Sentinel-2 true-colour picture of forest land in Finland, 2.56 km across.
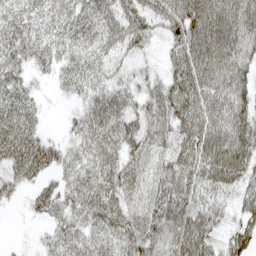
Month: April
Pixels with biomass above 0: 87%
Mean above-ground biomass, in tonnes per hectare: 53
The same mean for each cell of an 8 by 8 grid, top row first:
43 38 54 58 58 77 92 84
55 45 46 46 28 48 91 81
46 14 46 37 32 68 75 65
58 9 33 70 50 82 74 70
66 40 41 53 54 52 78 86
44 31 49 56 45 66 64 59
6 46 53 63 52 70 57 42
3 26 45 45 67 70 54 62
